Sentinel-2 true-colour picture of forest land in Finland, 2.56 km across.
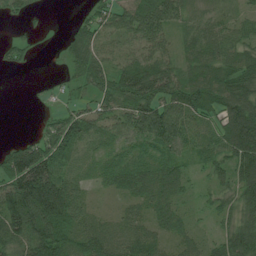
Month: July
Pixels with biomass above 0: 84%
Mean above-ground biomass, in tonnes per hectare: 64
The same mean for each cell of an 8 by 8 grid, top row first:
20 4 13 61 99 59 35 31
35 1 67 39 64 39 69 65
0 4 50 69 103 69 81 84
0 12 58 65 104 94 71 111
36 77 77 51 64 79 59 123
138 136 43 64 68 58 31 91
147 189 67 17 46 46 25 66
103 147 74 65 68 39 26 92
